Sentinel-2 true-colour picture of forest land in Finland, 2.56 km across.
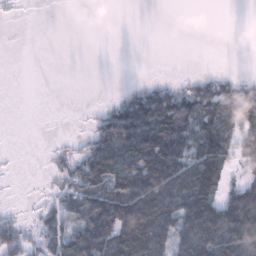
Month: January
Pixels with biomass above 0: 50%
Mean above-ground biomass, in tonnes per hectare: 56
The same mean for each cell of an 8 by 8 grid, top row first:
4 0 0 0 0 0 0 0
0 0 0 0 0 0 0 0
0 0 0 0 10 10 39 34
0 0 1 60 159 129 102 101
0 3 21 129 153 123 121 59
1 12 80 102 131 116 122 34
7 39 98 156 155 114 121 173
58 72 121 140 141 84 132 132
